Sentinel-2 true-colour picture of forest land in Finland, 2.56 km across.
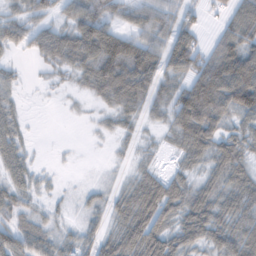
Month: February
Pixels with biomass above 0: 75%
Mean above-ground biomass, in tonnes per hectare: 47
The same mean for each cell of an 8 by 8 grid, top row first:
33 30 62 43 51 45 11 71
29 69 90 110 78 71 36 83
19 9 29 99 79 38 106 119
25 0 3 34 34 70 102 67
43 1 1 8 12 33 70 50
44 8 0 9 39 33 34 46
37 13 13 38 83 56 68 62
60 44 38 51 97 57 46 72
